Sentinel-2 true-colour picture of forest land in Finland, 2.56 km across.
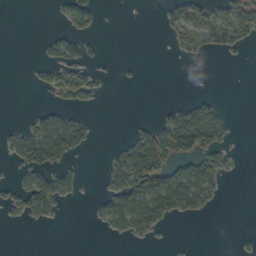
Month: October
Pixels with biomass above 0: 29%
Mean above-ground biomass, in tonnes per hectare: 31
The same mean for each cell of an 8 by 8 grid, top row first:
0 2 57 0 0 42 58 72
0 28 34 0 0 17 34 22
0 33 65 3 3 0 0 0
0 31 18 0 0 39 54 0
51 115 42 9 117 125 75 5
18 64 17 45 153 104 75 4
33 47 0 66 109 66 21 0
0 0 0 7 10 0 0 5
